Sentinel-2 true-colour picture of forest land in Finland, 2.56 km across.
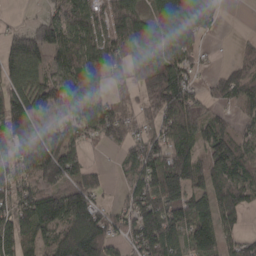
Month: March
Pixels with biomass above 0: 81%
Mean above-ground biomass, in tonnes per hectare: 97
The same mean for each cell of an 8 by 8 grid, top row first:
6 48 123 138 89 162 144 0
83 92 129 99 95 114 18 29
99 73 90 52 101 144 28 92
133 78 109 91 71 144 53 41
86 138 81 50 105 123 91 77
109 158 88 18 110 151 97 99
115 182 203 40 138 121 97 98
119 94 187 76 135 89 134 61
